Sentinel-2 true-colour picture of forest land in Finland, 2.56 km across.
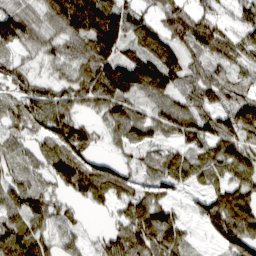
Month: March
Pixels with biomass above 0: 88%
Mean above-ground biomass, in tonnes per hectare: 95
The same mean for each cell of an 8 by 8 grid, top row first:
125 87 203 165 85 143 100 55
82 59 78 150 122 120 129 94
65 40 89 197 176 113 108 63
74 107 56 94 58 101 95 117
52 84 115 39 61 56 103 117
66 86 177 137 55 101 75 101
107 101 35 53 108 43 92 148
119 68 34 75 126 91 16 114
